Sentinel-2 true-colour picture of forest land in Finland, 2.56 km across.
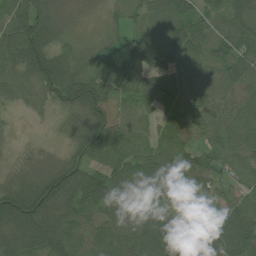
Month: July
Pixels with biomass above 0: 89%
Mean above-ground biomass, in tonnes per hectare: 75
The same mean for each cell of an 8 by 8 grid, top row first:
86 72 14 17 50 107 44 86
101 87 32 17 69 88 56 87
70 114 95 54 59 93 65 90
19 26 101 57 56 94 91 75
7 10 75 87 59 72 56 70
39 83 116 84 97 87 74 48
131 119 88 78 110 58 34 87
105 117 69 100 122 116 90 139
